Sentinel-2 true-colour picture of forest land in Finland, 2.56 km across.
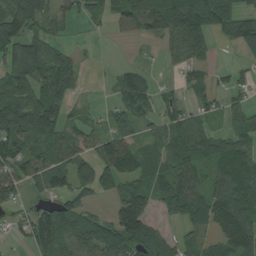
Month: August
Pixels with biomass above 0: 71%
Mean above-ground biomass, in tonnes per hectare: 66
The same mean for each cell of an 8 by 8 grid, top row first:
114 57 40 49 106 100 90 80
85 74 12 0 6 55 50 46
79 75 29 16 39 18 33 22
118 98 18 43 51 46 35 46
71 65 74 99 41 69 69 72
90 96 70 88 59 78 50 102
29 57 80 50 116 65 123 132
14 116 113 119 92 40 33 119
